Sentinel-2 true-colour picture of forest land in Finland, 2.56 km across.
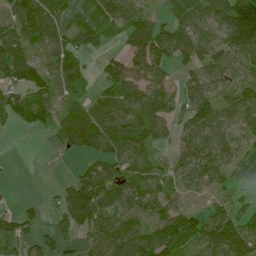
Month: July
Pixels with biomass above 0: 75%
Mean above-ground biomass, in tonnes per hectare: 76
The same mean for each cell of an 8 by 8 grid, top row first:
75 80 50 86 57 55 75 174
103 59 79 23 130 104 69 117
83 70 59 106 97 43 73 64
90 74 56 96 104 66 106 74
0 15 86 96 72 49 99 37
2 0 54 78 70 66 85 15
32 25 171 79 93 75 48 50
95 50 54 126 113 152 131 157
